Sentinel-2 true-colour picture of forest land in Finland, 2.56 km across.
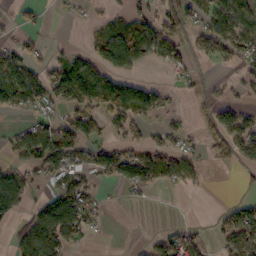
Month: October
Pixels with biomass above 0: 46%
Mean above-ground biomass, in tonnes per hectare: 50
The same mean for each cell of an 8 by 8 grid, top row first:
20 7 15 25 47 62 64 96
50 20 12 114 105 61 63 81
73 80 112 74 13 17 17 34
27 36 56 79 51 20 25 51
44 89 94 51 46 40 25 79
43 43 54 79 109 79 9 8
64 85 94 5 5 0 1 69
48 99 34 2 9 61 20 126
